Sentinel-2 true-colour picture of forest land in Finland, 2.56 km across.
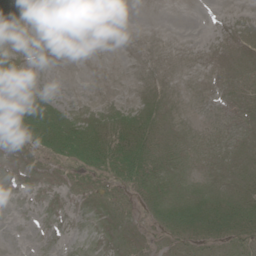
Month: June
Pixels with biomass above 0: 38%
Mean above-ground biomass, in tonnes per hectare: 7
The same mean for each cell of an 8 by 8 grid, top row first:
2 0 0 0 0 0 0 0
1 0 0 0 0 0 0 2
14 1 0 0 0 0 0 4
28 20 6 9 10 1 0 2
5 26 42 28 25 8 1 3
1 2 13 19 26 10 3 8
0 0 2 11 11 22 22 24
0 0 0 3 4 12 16 16
